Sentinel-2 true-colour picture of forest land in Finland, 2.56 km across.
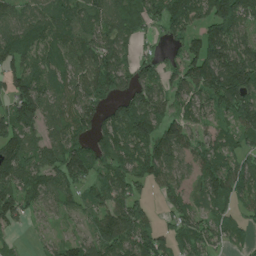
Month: June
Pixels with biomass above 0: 82%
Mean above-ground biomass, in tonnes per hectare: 95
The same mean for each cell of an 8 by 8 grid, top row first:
68 87 72 84 108 139 129 148
115 85 106 114 24 45 167 120
87 80 101 120 91 82 164 181
135 109 113 62 160 72 72 123
112 90 94 125 137 121 66 59
106 106 93 95 98 67 104 98
111 60 59 106 63 76 60 46
21 19 63 126 125 84 83 41
